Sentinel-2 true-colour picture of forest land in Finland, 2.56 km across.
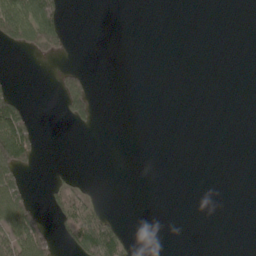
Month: May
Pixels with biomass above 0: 15%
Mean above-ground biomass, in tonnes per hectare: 18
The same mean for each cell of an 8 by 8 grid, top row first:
107 105 0 0 0 0 0 0
24 47 0 0 0 0 0 0
3 0 40 0 0 0 0 0
86 0 49 0 0 0 0 0
146 0 0 0 0 0 0 0
44 5 6 0 0 0 0 0
91 17 55 3 0 0 0 0
100 49 78 91 0 0 0 0
